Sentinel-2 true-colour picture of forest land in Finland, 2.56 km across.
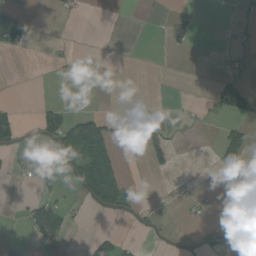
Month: August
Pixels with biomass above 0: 16%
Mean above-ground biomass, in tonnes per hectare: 18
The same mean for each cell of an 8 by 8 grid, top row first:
30 1 6 0 2 19 0 2
35 5 1 0 0 15 0 4
1 1 1 0 0 0 2 23
14 41 18 2 8 2 8 34
16 22 161 67 24 10 1 58
7 7 66 168 1 5 1 3
2 50 7 88 5 4 5 1
8 28 1 23 2 1 14 2
